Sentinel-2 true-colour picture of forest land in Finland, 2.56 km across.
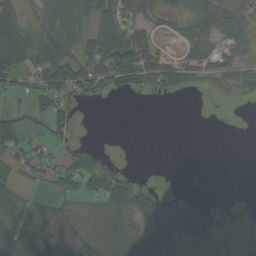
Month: September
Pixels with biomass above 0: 54%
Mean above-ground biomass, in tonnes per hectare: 37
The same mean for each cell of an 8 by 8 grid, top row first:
56 53 66 73 40 28 81 77
112 66 62 123 85 15 61 31
41 56 78 61 41 46 23 43
17 31 9 0 0 0 0 0
44 28 8 0 0 0 0 0
26 32 78 41 0 0 0 0
54 18 13 45 67 26 7 0
112 65 37 26 66 49 16 0
